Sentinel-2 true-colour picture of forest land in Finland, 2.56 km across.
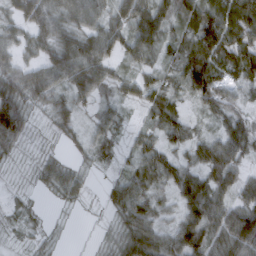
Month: March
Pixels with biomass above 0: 87%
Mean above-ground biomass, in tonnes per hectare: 49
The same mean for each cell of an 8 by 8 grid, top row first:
45 69 81 58 90 73 94 93
43 52 87 64 72 53 101 83
66 76 74 43 38 35 101 46
97 26 27 31 23 48 29 33
44 8 22 25 36 41 47 62
5 38 27 18 61 57 57 40
12 5 8 32 55 34 79 63
7 11 1 26 73 61 63 79
